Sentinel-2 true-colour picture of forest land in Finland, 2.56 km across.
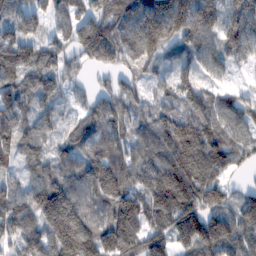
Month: February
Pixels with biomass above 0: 93%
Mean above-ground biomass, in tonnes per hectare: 115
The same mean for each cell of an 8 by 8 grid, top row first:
72 74 86 145 174 201 143 174
156 96 123 161 142 95 106 144
93 85 42 43 54 97 55 12
89 55 60 102 54 130 107 91
117 59 99 106 110 180 154 84
43 104 103 157 122 175 141 34
118 186 128 144 144 181 144 102
112 151 195 164 150 123 163 118
